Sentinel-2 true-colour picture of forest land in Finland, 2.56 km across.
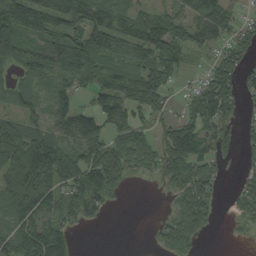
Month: September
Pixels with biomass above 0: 72%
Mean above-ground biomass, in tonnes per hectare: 68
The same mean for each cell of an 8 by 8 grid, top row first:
105 101 96 100 59 68 108 39
96 85 104 94 107 84 48 55
41 50 74 95 107 37 66 63
48 49 74 95 55 32 100 34
123 108 83 87 65 116 63 27
114 129 78 84 18 78 66 22
97 82 69 15 0 41 60 38
101 134 8 0 1 79 7 4
